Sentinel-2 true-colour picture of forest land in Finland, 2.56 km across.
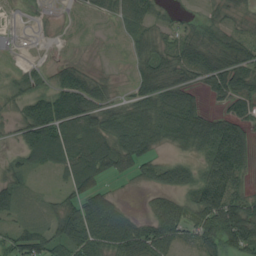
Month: August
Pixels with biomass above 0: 71%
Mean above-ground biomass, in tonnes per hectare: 54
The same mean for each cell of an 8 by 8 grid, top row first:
1 4 6 35 60 14 19 19
2 3 2 2 45 54 68 63
25 34 67 16 64 58 64 83
26 96 90 50 82 102 50 50
24 130 90 80 86 53 88 94
31 10 90 35 35 58 72 50
35 20 78 64 15 63 117 93
57 66 81 82 104 52 66 100
